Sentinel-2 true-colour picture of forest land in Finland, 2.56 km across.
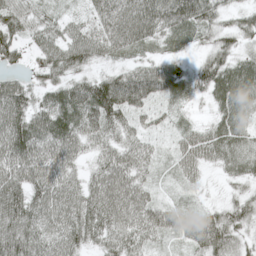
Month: May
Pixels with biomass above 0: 93%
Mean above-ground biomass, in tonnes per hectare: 56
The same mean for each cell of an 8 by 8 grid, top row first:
59 30 27 75 87 87 56 35
52 59 72 57 46 34 40 42
34 48 46 74 86 49 76 83
82 78 93 96 46 23 20 56
86 76 54 47 37 28 64 54
68 70 36 71 36 23 14 42
85 71 66 74 59 39 31 53
86 59 56 55 47 32 95 48
